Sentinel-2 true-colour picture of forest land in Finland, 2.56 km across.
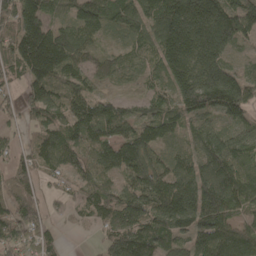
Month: April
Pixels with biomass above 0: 88%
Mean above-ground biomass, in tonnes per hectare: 112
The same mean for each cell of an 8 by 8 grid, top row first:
141 97 101 111 116 175 183 152
161 167 105 38 79 173 171 48
53 160 99 50 42 119 186 110
48 113 127 122 79 101 99 110
49 129 107 138 142 46 119 101
85 53 87 88 150 130 136 153
112 56 62 133 151 185 176 133
119 65 3 104 137 83 139 176
